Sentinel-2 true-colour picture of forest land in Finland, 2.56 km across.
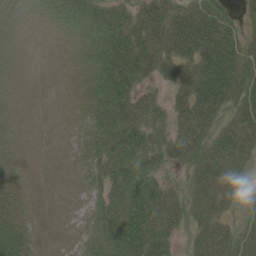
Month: June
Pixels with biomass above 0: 74%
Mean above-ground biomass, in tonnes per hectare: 40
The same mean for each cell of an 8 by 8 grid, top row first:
20 16 44 49 53 66 70 23
13 1 19 60 60 69 73 57
10 0 11 65 37 48 77 74
13 0 12 61 56 38 55 56
18 0 13 57 58 55 56 67
34 0 10 51 62 14 70 35
54 1 5 51 76 56 54 19
67 5 13 55 76 33 66 55
